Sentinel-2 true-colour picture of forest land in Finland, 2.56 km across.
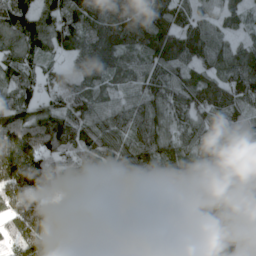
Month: April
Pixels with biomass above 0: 93%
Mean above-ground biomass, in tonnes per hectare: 114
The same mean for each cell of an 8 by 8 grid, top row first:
154 104 148 145 148 132 68 70
117 101 109 160 124 181 136 76
118 63 91 86 102 98 97 130
137 106 111 102 123 95 108 79
197 139 112 114 115 96 55 99
193 135 90 105 104 149 211 131
131 97 34 81 60 118 213 115
70 136 137 66 56 118 130 99
